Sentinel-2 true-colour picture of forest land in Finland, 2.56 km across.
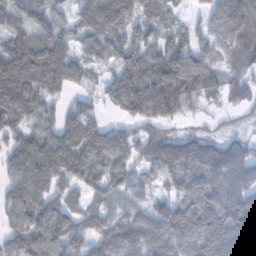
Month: February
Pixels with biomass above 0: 88%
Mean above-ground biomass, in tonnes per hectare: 113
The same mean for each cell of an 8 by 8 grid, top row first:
131 97 118 177 106 59 68 146
128 148 70 98 108 116 72 102
182 150 66 85 132 177 106 72
162 87 98 34 112 75 30 39
97 129 166 147 84 102 89 70
100 140 108 122 51 95 126 138
126 123 74 71 71 127 181 178
129 176 103 109 136 117 200 224
